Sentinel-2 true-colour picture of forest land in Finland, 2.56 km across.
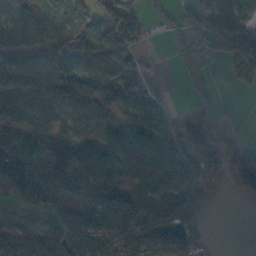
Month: November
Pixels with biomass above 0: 73%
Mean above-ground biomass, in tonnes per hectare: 80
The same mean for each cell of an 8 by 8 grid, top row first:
80 117 104 67 37 49 70 79
100 117 184 129 20 50 73 146
117 123 118 69 54 14 67 44
103 70 80 73 71 17 58 5
153 135 98 93 106 58 85 28
120 145 86 80 74 90 52 114
56 83 84 125 101 99 34 0
66 94 101 98 94 75 16 0
